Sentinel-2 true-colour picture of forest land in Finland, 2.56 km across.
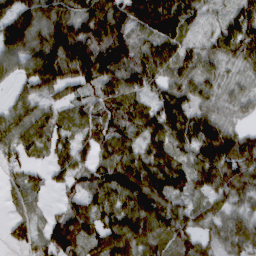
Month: March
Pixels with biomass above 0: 89%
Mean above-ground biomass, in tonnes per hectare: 72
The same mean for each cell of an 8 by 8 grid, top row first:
89 80 83 123 118 104 23 73
88 100 122 119 56 71 43 82
42 96 84 74 74 60 58 24
63 57 33 66 72 102 53 28
80 64 41 63 63 78 118 83
32 29 63 104 109 95 88 102
41 21 62 88 102 71 52 56
33 78 64 100 100 74 50 72
